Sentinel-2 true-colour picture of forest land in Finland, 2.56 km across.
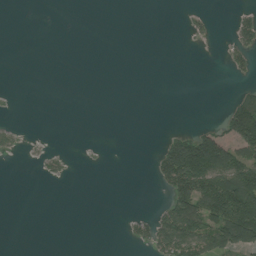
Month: July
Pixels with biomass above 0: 19%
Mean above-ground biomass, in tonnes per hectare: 30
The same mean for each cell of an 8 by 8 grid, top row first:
0 0 0 0 0 0 10 20
0 0 0 0 0 0 1 37
0 0 0 0 0 0 0 9
1 0 0 0 0 0 0 135
13 2 1 0 0 106 155 121
0 13 0 0 0 157 164 142
0 0 0 0 1 120 130 184
0 0 0 0 35 128 104 133
